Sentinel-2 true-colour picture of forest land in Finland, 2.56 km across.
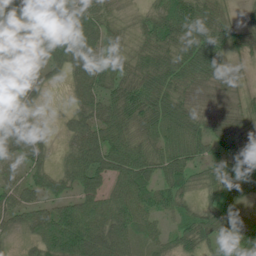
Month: July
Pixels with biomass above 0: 91%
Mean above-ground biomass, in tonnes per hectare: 58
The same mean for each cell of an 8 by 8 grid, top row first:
48 82 63 35 27 88 70 26
42 82 92 45 47 79 89 43
81 42 63 61 73 73 51 27
84 5 53 63 85 69 48 41
68 28 66 71 58 61 60 52
26 48 68 59 67 57 36 72
58 53 68 65 53 40 29 35
22 92 124 116 46 40 45 54
